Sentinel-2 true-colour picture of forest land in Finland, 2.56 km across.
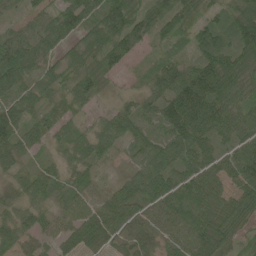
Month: June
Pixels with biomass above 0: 91%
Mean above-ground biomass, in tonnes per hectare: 64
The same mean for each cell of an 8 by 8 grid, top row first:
19 53 79 87 61 79 44 90
88 54 57 88 28 35 86 79
78 58 55 25 28 101 126 75
74 44 34 52 51 125 118 67
63 35 63 63 55 79 61 68
32 52 42 13 81 82 93 79
39 43 45 79 71 91 84 72
66 30 60 42 62 65 101 41
